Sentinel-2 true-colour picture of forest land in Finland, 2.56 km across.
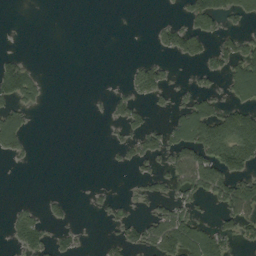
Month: September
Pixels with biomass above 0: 31%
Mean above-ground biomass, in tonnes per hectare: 33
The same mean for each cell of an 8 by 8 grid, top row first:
0 0 0 0 0 7 79 46
2 0 0 0 0 51 33 57
100 7 0 1 57 11 18 82
54 2 0 21 25 30 66 82
48 0 0 8 45 51 123 139
0 0 0 0 26 67 120 66
18 21 0 19 12 58 14 88
31 39 16 15 50 96 81 31
